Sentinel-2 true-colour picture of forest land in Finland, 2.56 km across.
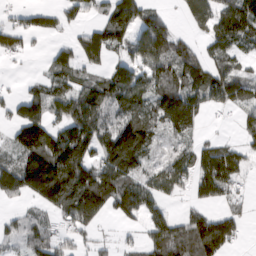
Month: March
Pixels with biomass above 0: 70%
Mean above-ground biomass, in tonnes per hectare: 90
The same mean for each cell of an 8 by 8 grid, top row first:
31 49 46 88 85 27 133 143
56 26 91 77 140 97 55 64
6 63 69 120 101 121 134 114
63 108 145 94 102 172 50 45
100 184 172 162 136 46 46 43
141 238 207 146 58 72 110 52
19 86 206 92 80 13 40 35
48 81 31 22 49 116 193 45
